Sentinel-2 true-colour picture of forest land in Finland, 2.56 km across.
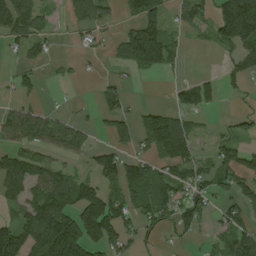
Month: August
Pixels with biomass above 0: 55%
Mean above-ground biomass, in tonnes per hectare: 71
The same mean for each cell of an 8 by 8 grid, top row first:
118 37 72 23 114 41 56 267
35 28 18 26 163 54 18 87
36 6 11 24 7 15 42 40
62 34 8 67 49 73 43 28
81 78 68 66 67 171 21 49
124 110 56 96 116 86 68 106
50 132 141 112 97 95 48 78
139 183 140 91 29 17 20 113
